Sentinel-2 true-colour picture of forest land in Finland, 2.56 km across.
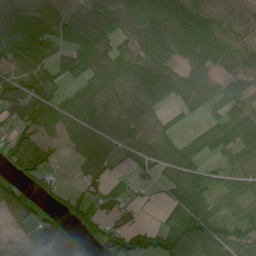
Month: June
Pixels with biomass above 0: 78%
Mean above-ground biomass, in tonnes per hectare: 74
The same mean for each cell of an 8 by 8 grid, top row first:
133 134 91 102 114 130 87 35
126 109 131 78 79 75 68 52
93 110 56 87 84 68 62 54
75 82 96 62 50 28 42 77
111 79 58 67 65 51 54 76
86 56 36 35 26 79 57 64
118 47 64 37 12 59 78 54
35 95 61 78 88 103 91 76
